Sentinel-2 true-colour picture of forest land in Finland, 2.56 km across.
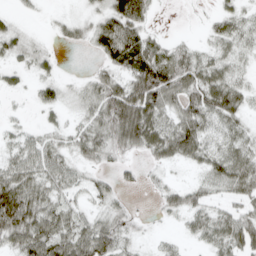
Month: April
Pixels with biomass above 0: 73%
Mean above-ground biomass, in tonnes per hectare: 40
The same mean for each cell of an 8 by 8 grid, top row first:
14 5 15 67 61 0 10 31
37 15 13 85 78 33 22 29
16 26 13 44 92 74 67 28
6 19 23 77 85 45 63 42
28 35 42 53 61 73 43 43
60 50 25 19 14 5 37 69
105 51 25 34 2 35 36 33
54 72 66 61 7 11 35 60
